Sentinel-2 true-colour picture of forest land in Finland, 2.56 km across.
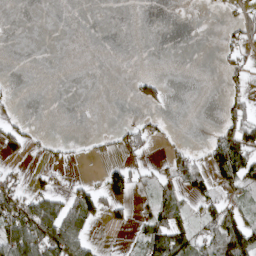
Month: April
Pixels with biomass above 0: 29%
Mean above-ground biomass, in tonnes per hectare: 29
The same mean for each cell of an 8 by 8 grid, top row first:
0 0 0 0 0 0 1 25
0 0 0 0 0 0 0 34
2 0 0 0 35 0 0 22
12 0 0 0 10 0 0 37
35 11 6 19 34 13 32 119
19 13 4 45 19 55 47 91
91 81 87 35 14 54 46 35
122 117 89 0 63 105 51 96
